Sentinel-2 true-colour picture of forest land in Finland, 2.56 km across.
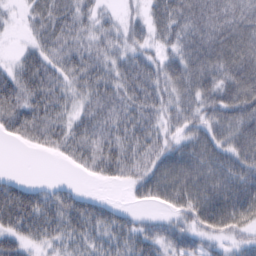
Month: February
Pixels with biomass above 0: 83%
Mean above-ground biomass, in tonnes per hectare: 56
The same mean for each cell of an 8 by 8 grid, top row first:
12 69 49 18 45 78 92 87
10 55 55 45 48 52 82 103
60 66 55 59 89 69 71 105
67 66 37 64 70 52 56 80
16 41 59 68 61 41 61 74
11 1 10 44 56 83 71 70
95 68 62 32 18 45 91 86
51 41 50 57 66 48 40 34
